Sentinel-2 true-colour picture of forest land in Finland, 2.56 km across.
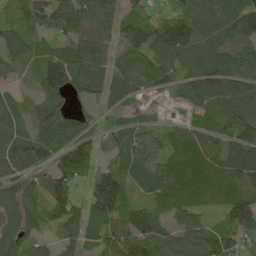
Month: May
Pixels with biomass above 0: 90%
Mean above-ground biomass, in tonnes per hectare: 84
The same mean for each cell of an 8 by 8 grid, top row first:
45 104 117 72 64 106 118 168
74 41 79 60 122 139 130 125
18 94 85 74 70 65 136 118
47 67 31 50 22 13 71 100
80 100 116 53 67 74 79 84
73 74 104 133 71 90 89 84
83 83 77 145 83 81 46 139
87 33 67 82 123 72 101 88
